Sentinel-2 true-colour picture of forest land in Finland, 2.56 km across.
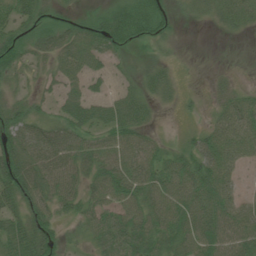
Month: July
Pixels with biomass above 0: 79%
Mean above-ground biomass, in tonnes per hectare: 45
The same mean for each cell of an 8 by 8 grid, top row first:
42 29 21 45 63 23 26 33
53 47 71 46 16 9 0 2
29 24 44 16 30 22 8 8
47 28 54 44 34 8 15 65
69 78 59 55 50 18 58 64
78 67 54 68 62 68 82 22
49 51 46 53 57 69 83 53
54 61 25 76 71 58 71 65
